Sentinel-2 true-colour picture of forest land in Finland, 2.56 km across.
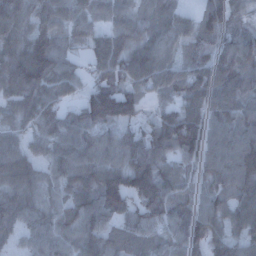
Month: December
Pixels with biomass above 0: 92%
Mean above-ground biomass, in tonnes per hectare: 78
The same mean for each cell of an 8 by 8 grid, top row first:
73 60 56 61 64 43 80 50
79 78 27 92 82 47 80 101
83 67 44 83 75 90 101 101
56 69 66 128 48 86 96 80
45 61 74 74 99 125 99 110
83 49 76 104 147 79 64 112
85 58 94 99 104 86 66 88
40 69 86 63 66 60 110 69
